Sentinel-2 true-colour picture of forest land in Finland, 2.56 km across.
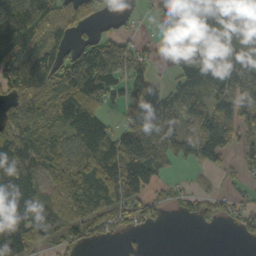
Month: October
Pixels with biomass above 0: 72%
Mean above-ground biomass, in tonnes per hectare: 87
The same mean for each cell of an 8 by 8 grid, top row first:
157 121 70 17 14 108 162 189
138 65 74 157 26 88 229 102
97 93 167 158 83 63 131 82
111 86 134 29 145 129 89 104
124 71 77 105 147 93 98 68
150 63 81 114 113 14 17 28
157 59 60 87 74 18 47 42
124 46 43 15 4 0 0 14
